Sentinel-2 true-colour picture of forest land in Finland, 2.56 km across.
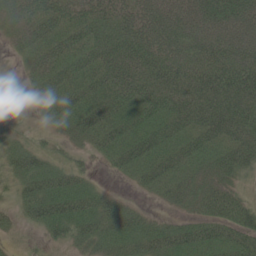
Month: June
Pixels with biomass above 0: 84%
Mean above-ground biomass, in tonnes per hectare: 44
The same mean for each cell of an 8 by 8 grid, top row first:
42 67 54 45 57 67 72 70
20 54 48 57 58 63 70 71
2 43 51 61 64 66 66 69
8 26 57 50 48 62 66 59
20 13 19 42 56 47 48 50
28 50 28 8 36 45 35 25
18 59 60 35 10 18 33 42
7 16 27 41 46 52 50 46
